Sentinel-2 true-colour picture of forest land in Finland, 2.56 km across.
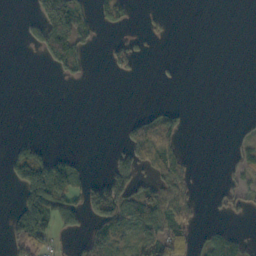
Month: October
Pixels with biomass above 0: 30%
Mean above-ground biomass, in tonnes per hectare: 37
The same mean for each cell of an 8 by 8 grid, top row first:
1 145 99 63 7 2 0 0
0 94 68 43 13 0 0 0
0 2 24 9 5 3 0 0
0 0 0 0 14 32 0 0
25 11 0 3 104 48 0 25
71 147 43 69 41 61 0 29
37 118 56 160 108 68 5 31
70 55 30 116 58 74 46 40
